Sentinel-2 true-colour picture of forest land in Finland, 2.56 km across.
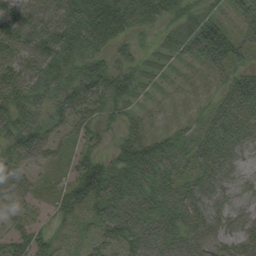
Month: August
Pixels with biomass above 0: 89%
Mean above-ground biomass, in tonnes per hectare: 59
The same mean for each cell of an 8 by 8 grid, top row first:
65 75 108 110 83 53 45 47
80 89 87 47 18 41 109 48
95 77 88 91 34 10 20 60
96 63 62 40 16 6 51 83
83 57 34 30 83 63 88 50
77 14 78 90 82 60 53 14
40 21 50 98 86 76 48 22
46 38 14 50 76 65 55 49
